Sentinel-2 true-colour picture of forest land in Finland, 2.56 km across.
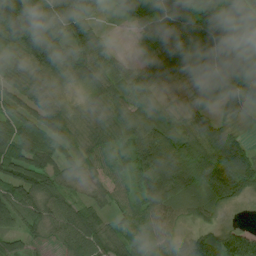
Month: July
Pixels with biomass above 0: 93%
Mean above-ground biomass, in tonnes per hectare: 71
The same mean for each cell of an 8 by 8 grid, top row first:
148 101 96 24 65 90 81 120
63 127 88 26 30 69 97 65
43 46 58 72 56 25 61 123
66 76 29 66 51 35 42 100
77 72 42 47 100 95 100 71
74 76 28 42 99 148 122 106
76 74 65 47 96 82 67 15
41 26 98 66 80 39 60 87
